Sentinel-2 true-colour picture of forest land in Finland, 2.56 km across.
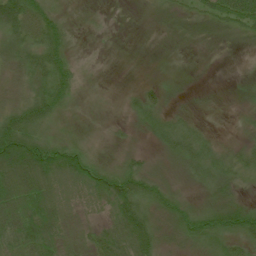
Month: June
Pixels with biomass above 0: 77%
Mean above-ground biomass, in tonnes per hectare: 26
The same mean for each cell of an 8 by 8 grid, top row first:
61 36 3 3 5 18 35 73
21 49 4 2 1 3 7 5
10 42 13 1 6 6 2 7
43 38 4 2 32 13 5 6
67 39 18 8 6 36 25 14
72 54 37 37 50 17 28 24
80 52 8 36 40 30 26 40
48 54 13 43 52 21 28 31
